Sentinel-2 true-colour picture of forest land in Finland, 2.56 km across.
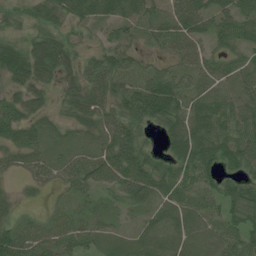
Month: July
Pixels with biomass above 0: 88%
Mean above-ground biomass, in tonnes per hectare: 51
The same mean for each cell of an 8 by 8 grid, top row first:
34 44 50 61 56 59 56 59
56 78 36 57 27 53 35 51
42 43 53 69 46 56 45 52
51 29 54 56 87 73 78 65
51 35 28 71 48 69 87 74
14 27 55 59 83 70 58 54
24 19 26 20 34 57 48 74
80 52 47 21 30 33 28 60
